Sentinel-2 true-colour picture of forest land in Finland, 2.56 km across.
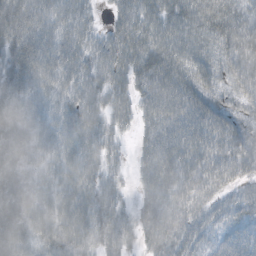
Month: October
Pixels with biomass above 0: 94%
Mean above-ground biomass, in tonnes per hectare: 71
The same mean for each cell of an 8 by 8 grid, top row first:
76 74 59 32 75 71 91 69
71 87 74 71 82 87 68 89
79 77 73 67 62 79 57 74
94 65 75 56 50 91 75 44
107 77 76 37 45 93 91 66
99 68 80 36 52 91 84 55
107 77 78 56 48 82 54 53
98 70 75 61 41 68 41 68
